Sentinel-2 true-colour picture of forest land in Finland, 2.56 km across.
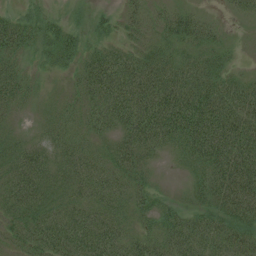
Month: July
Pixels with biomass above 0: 88%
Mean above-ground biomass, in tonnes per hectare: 60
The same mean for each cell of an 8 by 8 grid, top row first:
36 33 9 25 36 45 16 21
65 48 45 45 41 43 51 9
59 13 45 102 90 82 76 42
33 24 45 92 100 121 110 99
50 51 50 45 82 62 106 115
74 70 68 66 44 8 71 106
62 65 65 66 42 35 56 98
44 76 85 82 54 75 74 76
